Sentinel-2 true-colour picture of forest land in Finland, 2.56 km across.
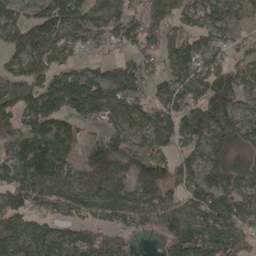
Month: April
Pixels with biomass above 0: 84%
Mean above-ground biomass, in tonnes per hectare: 86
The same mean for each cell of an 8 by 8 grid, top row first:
78 120 111 111 84 76 87 64
95 85 44 37 82 62 58 55
76 87 119 105 46 86 118 74
109 147 79 87 102 101 115 72
89 124 78 114 74 70 82 47
86 110 72 91 106 93 72 69
87 62 73 67 84 88 106 103
121 95 107 79 7 109 107 86
